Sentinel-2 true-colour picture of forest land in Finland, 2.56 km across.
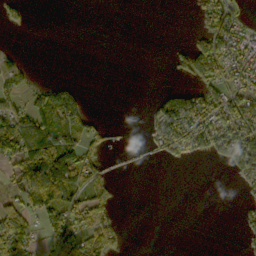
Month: October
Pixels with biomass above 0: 37%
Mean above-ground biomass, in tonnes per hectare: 37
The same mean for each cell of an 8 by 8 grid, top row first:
28 0 0 0 0 0 52 20
9 0 0 0 0 11 78 55
38 9 2 0 0 11 62 48
61 93 56 0 7 97 82 79
110 115 68 13 11 79 78 117
40 163 77 14 0 0 0 64
74 87 65 30 0 0 0 18
82 28 64 48 0 0 0 13
